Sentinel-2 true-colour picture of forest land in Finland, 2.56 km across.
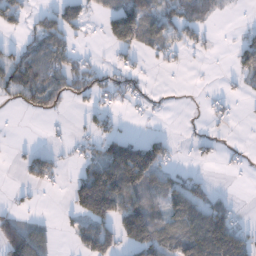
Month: December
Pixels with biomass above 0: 45%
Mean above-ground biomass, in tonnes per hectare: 48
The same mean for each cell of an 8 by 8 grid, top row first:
43 41 60 80 117 71 37 2
29 94 19 36 56 40 17 45
97 104 50 39 19 0 0 24
8 44 9 23 11 1 15 6
4 10 19 73 87 12 14 4
5 56 49 165 139 45 12 5
16 1 69 105 92 78 87 14
104 40 44 56 100 82 175 90
